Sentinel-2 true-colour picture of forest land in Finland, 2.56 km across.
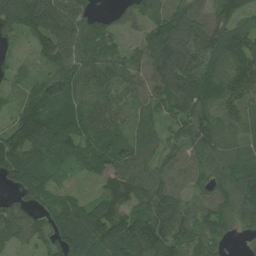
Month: July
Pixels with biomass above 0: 90%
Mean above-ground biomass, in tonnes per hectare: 86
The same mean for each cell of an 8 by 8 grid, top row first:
123 104 75 38 85 114 75 105
29 96 95 68 77 180 140 122
35 79 95 92 68 154 95 109
49 87 95 99 48 75 69 78
121 115 99 85 51 64 97 41
90 69 24 89 81 66 77 76
73 66 79 124 86 88 78 101
75 62 121 118 139 105 73 15
